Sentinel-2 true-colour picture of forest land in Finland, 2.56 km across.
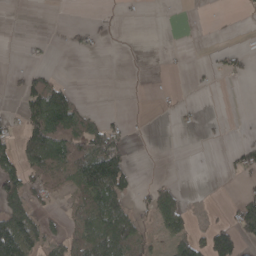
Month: April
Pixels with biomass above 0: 32%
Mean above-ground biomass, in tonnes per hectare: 36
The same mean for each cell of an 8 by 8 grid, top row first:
0 0 0 6 2 0 1 3
1 6 19 1 1 2 3 16
10 55 0 0 2 1 6 10
13 148 63 6 1 12 1 0
46 155 94 101 0 0 3 20
69 81 98 165 2 5 0 23
101 16 38 114 29 91 6 49
153 48 63 131 39 56 67 65
